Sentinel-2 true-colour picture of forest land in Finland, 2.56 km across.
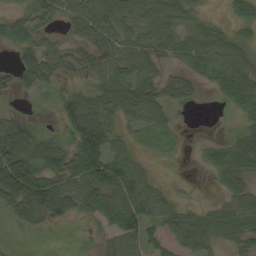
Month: September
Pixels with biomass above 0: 72%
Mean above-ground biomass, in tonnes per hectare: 45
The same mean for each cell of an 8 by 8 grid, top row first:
35 44 77 82 62 60 17 35
44 44 33 77 60 53 55 43
33 37 18 61 64 35 27 63
16 6 82 51 68 18 2 33
120 71 84 61 20 14 12 36
132 90 69 78 43 3 6 33
55 80 39 56 60 35 18 35
3 1 9 42 53 28 33 35
